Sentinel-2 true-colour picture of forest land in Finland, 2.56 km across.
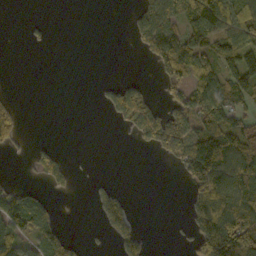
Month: October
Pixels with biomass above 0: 41%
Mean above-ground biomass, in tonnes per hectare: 47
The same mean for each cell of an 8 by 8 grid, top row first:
0 2 0 0 64 72 115 93
0 8 0 0 54 110 82 98
0 0 0 13 14 55 70 101
36 0 0 64 119 76 107 48
24 14 0 0 42 109 129 101
4 56 2 3 0 11 117 93
112 38 0 55 0 0 100 92
65 69 8 25 28 2 139 142
